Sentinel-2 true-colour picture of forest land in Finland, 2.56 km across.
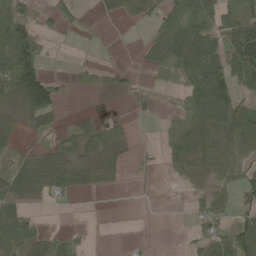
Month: May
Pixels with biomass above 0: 54%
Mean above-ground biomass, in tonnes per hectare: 46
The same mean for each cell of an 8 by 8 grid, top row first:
40 34 20 21 36 118 62 78
105 24 1 1 31 142 95 131
131 89 30 25 10 64 162 78
49 84 6 3 14 43 110 78
16 17 49 51 11 55 38 44
67 88 46 28 14 9 29 33
67 10 2 0 0 0 47 45
93 56 27 0 4 0 38 63
